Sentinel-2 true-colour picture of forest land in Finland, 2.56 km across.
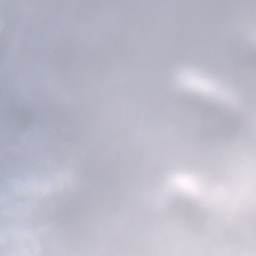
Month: January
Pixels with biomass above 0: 83%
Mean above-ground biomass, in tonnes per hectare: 85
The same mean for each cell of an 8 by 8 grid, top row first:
72 101 92 90 80 45 78 87
97 109 138 85 29 42 23 77
79 77 120 58 25 86 67 107
129 121 113 82 68 111 90 96
133 124 63 80 102 34 60 61
81 67 46 98 89 92 97 78
104 72 78 158 99 157 119 53
29 22 109 145 52 127 93 60
